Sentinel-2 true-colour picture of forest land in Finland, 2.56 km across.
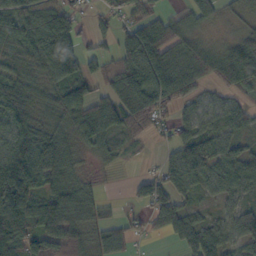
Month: October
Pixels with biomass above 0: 80%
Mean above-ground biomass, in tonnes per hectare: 63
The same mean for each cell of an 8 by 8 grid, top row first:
69 69 30 42 53 34 50 36
58 100 68 38 131 38 48 66
59 62 90 63 134 93 44 87
87 48 95 90 103 38 48 42
77 77 41 40 14 53 72 28
149 84 34 3 32 70 55 83
130 85 63 2 42 76 21 46
96 90 55 57 25 45 87 75
